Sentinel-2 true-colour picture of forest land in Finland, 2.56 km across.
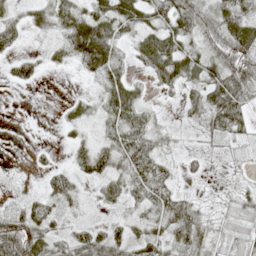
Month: May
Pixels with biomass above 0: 71%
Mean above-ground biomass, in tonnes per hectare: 35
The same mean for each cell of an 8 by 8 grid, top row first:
23 33 52 57 40 59 36 54
26 15 78 66 50 54 37 70
32 2 8 48 15 45 52 73
0 0 21 46 29 4 69 59
0 4 27 43 57 10 17 21
3 26 30 42 70 22 9 7
27 47 11 22 31 65 11 34
104 38 34 39 38 41 36 37
